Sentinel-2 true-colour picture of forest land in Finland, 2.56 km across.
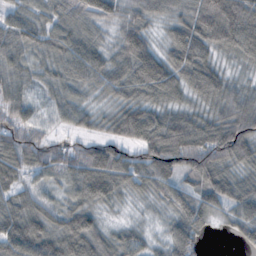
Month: October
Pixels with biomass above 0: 94%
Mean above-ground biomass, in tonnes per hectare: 73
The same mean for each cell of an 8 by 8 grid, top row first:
53 52 75 63 66 59 120 135
69 62 80 43 94 93 81 86
52 45 68 73 118 90 105 35
62 42 59 54 87 64 58 77
84 57 44 73 89 122 115 107
74 53 92 119 85 83 96 58
73 58 72 26 15 65 71 72
110 98 105 53 36 86 17 37
